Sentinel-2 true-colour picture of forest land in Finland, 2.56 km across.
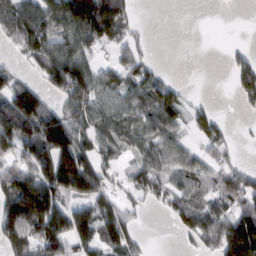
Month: February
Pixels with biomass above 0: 65%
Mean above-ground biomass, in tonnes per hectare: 75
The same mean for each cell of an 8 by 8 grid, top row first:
113 103 175 150 4 0 0 0
50 89 88 51 29 0 0 13
51 69 118 64 71 22 0 53
157 94 73 74 78 78 47 12
140 158 93 67 62 65 56 14
133 116 173 42 77 67 64 56
169 177 68 68 22 77 81 83
115 119 88 77 18 12 69 219
